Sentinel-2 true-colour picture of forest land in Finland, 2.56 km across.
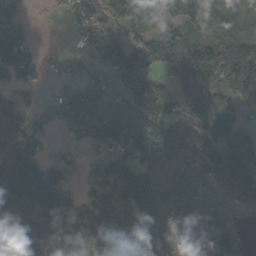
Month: October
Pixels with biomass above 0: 80%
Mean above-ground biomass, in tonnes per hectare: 100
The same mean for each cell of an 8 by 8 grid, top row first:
75 8 63 98 159 128 117 75
145 4 27 123 105 153 94 105
73 24 67 58 88 96 111 176
71 66 163 146 102 53 107 74
159 40 68 121 148 157 104 114
148 103 32 132 134 132 101 83
156 170 76 117 166 106 108 37
129 100 112 106 71 78 83 50
